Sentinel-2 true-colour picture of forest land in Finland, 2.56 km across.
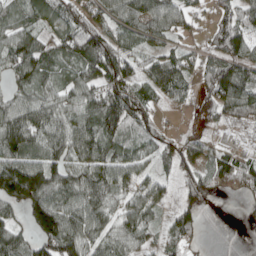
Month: April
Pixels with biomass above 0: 82%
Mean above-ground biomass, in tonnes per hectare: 72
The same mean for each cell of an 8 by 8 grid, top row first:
55 68 76 70 106 77 23 84
106 61 115 97 46 40 42 93
52 66 74 99 62 92 79 130
89 78 83 137 74 18 53 97
108 85 105 81 51 47 39 18
125 76 85 93 53 51 67 88
52 139 106 59 87 55 15 7
72 115 102 66 57 68 4 0
